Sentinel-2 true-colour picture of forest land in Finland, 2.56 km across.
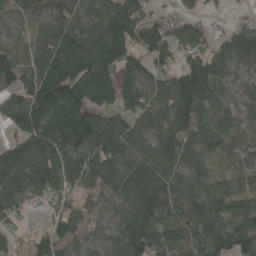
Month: May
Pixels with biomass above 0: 88%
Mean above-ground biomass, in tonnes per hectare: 102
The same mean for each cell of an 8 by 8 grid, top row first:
50 88 65 133 119 46 29 19
74 116 136 212 149 103 75 99
121 209 227 152 111 86 104 43
98 196 222 121 88 117 62 58
90 142 188 138 67 105 59 48
123 107 116 73 108 107 68 76
68 33 69 65 131 119 112 108
38 87 62 81 127 82 93 89
